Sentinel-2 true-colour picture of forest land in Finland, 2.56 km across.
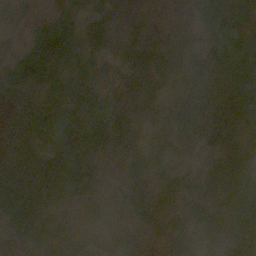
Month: October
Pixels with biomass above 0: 90%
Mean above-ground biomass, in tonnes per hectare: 47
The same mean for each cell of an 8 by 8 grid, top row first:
10 20 32 14 6 2 48 46
11 106 61 18 48 13 34 63
60 84 52 34 40 25 35 82
39 60 58 66 21 23 35 59
45 33 72 101 41 34 43 42
57 88 85 31 75 58 43 60
81 60 36 32 73 42 52 62
52 58 26 28 51 47 27 54
